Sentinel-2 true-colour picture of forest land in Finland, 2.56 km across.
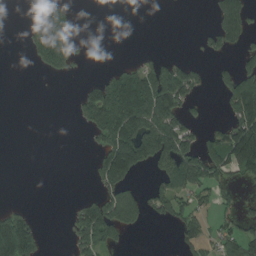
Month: August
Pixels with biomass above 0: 35%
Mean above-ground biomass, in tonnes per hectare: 60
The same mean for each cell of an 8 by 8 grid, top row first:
0 81 8 0 0 0 11 88
0 176 21 0 3 0 35 43
0 8 10 82 142 148 25 129
0 0 53 180 156 110 6 121
0 0 0 147 184 131 64 192
0 0 0 171 25 125 95 45
28 0 63 141 73 70 36 35
246 10 75 79 0 25 44 83
